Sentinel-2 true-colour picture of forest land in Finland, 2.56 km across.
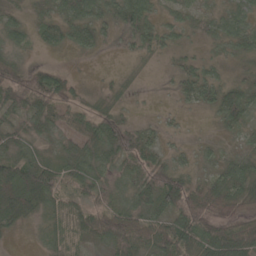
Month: May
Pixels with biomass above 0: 78%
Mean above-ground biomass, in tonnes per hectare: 40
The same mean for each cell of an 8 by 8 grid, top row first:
18 27 53 34 49 22 25 31
21 22 30 4 22 20 11 31
83 66 10 6 2 25 38 26
38 57 41 36 2 9 17 55
37 17 57 89 50 8 11 15
65 53 46 27 68 62 27 57
78 45 44 51 41 89 75 31
6 28 43 74 58 97 76 84
